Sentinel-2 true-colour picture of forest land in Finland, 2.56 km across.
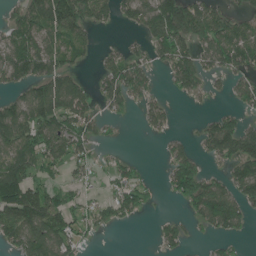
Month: June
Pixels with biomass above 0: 59%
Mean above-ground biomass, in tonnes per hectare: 71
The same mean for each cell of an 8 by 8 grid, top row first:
56 125 106 60 98 177 108 49
99 82 64 20 41 119 81 120
69 111 44 99 66 73 45 59
89 131 94 34 37 15 18 47
108 104 78 12 0 34 77 142
134 50 36 40 23 99 58 86
165 142 51 60 41 7 130 83
82 137 54 1 0 49 22 22
